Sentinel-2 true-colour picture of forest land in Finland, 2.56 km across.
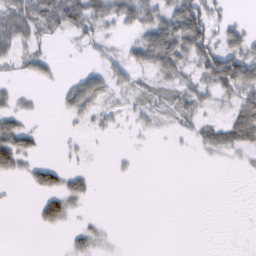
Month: February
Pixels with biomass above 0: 44%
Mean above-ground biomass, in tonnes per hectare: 23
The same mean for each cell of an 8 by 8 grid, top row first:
50 60 64 43 47 77 50 4
32 8 8 12 61 75 57 44
10 14 32 35 14 30 46 88
26 1 35 19 21 25 12 44
57 2 6 1 2 3 33 36
18 43 23 3 0 0 0 2
2 43 9 0 0 0 0 0
0 0 22 5 0 0 0 0
